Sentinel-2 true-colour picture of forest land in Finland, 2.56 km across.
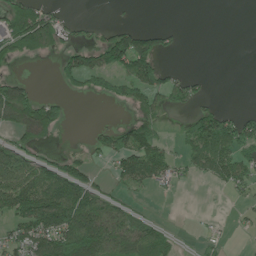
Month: June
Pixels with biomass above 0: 44%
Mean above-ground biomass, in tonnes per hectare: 55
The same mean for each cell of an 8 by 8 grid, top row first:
102 70 7 2 0 0 0 0
70 74 46 144 96 20 0 0
51 0 59 48 100 43 13 0
149 93 0 1 31 20 55 16
45 24 3 61 89 20 107 85
114 76 72 33 81 41 50 63
107 155 160 86 9 0 1 12
64 131 183 157 116 23 15 2
